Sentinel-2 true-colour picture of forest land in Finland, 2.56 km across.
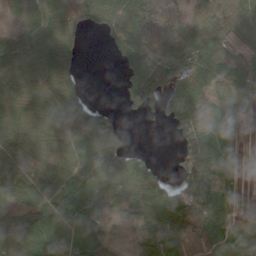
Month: April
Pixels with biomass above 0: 78%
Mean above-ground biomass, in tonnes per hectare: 60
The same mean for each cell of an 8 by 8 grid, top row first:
25 81 82 86 55 11 44 61
60 80 29 35 67 53 86 36
53 57 27 0 106 65 81 69
60 48 48 14 43 59 32 50
60 60 57 44 2 29 73 23
62 48 85 64 44 33 103 33
66 83 131 38 52 93 150 34
120 104 84 34 45 60 101 100
